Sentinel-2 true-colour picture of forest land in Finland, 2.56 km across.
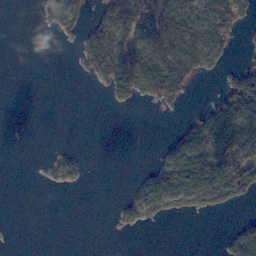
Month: November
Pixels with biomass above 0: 35%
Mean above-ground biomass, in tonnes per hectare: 28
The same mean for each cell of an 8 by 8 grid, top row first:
0 19 29 45 66 68 68 43
0 0 23 70 59 74 71 8
0 0 2 58 75 90 11 56
0 0 0 2 1 4 36 87
0 1 1 0 0 31 93 94
0 8 18 0 11 82 85 86
0 0 0 4 46 34 43 18
0 0 0 0 0 0 0 56
